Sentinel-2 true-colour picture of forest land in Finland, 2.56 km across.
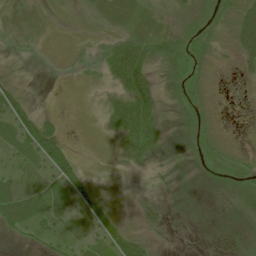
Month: June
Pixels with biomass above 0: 79%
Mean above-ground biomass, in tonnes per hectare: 23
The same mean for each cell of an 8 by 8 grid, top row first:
11 10 12 35 29 21 16 42
7 4 6 32 49 31 19 42
18 1 4 30 62 13 9 8
60 9 5 39 66 12 9 0
31 75 4 14 49 14 14 4
37 36 37 13 12 19 12 14
70 35 33 27 27 18 7 9
10 17 23 50 39 9 2 6
